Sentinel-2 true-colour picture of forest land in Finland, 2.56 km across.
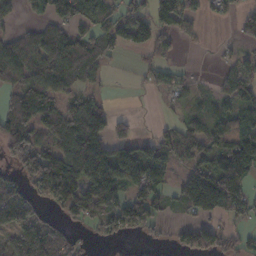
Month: November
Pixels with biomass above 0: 63%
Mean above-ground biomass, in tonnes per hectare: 81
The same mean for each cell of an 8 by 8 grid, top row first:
29 78 99 58 73 131 42 43
119 144 100 66 65 41 7 28
99 145 67 7 21 45 6 96
116 108 107 39 1 21 64 95
121 79 172 122 53 99 87 120
48 179 139 137 133 52 143 161
90 44 123 112 125 44 132 99
78 96 20 34 18 33 78 45
